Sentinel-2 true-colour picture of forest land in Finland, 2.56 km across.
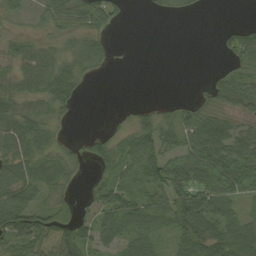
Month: September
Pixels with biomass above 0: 66%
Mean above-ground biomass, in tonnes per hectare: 43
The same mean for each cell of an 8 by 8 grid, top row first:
17 38 72 48 3 22 2 0
33 34 38 14 0 0 0 61
48 72 38 1 0 0 14 52
56 48 9 2 19 33 39 51
56 30 18 41 80 46 108 84
66 54 18 42 67 75 83 106
99 48 20 73 66 80 51 23
63 56 65 36 50 34 82 88
